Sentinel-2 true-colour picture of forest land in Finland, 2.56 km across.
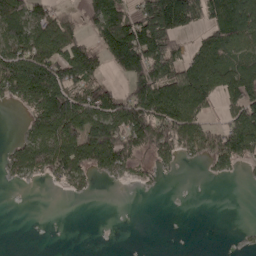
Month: April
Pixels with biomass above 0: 55%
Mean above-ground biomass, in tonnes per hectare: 71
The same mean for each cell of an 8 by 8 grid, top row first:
98 106 52 139 117 184 89 156
117 114 97 133 162 70 90 88
158 177 100 32 129 113 101 94
12 166 128 110 119 119 44 102
38 111 132 141 73 102 87 118
35 51 62 34 14 5 12 9
1 0 0 0 0 0 0 0
0 0 0 0 0 0 0 2
